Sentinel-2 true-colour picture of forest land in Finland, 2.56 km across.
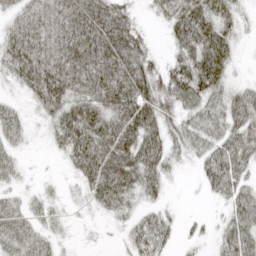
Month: April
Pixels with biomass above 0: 81%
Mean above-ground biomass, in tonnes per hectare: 41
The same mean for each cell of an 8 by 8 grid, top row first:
31 48 57 55 11 52 60 28
55 50 59 64 32 32 68 16
32 64 54 62 58 59 70 15
29 35 57 54 61 43 53 50
24 12 60 66 62 32 51 55
23 4 33 72 56 10 45 45
35 27 9 36 25 7 4 51
50 30 6 4 52 21 15 61
